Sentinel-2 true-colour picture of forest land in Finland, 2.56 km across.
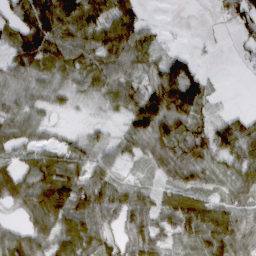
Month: March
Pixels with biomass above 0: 79%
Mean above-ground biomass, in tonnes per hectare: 60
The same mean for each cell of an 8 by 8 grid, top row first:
62 128 98 81 31 0 2 58
71 116 77 83 66 10 4 17
41 37 41 63 55 98 25 1
38 24 5 22 97 88 20 17
57 39 32 32 53 68 81 96
90 112 68 47 13 58 44 66
31 125 84 72 71 95 98 58
82 70 108 52 88 51 108 85
